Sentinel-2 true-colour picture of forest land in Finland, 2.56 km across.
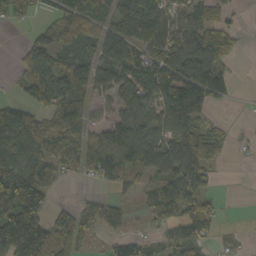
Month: October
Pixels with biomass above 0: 65%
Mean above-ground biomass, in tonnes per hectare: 64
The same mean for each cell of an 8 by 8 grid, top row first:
26 22 71 67 131 47 57 10
11 87 66 100 86 79 99 16
24 119 84 99 133 132 126 6
78 72 84 53 81 124 38 1
107 91 75 115 93 85 89 4
98 68 24 58 52 97 53 0
51 23 43 48 23 79 65 1
74 125 55 30 32 56 39 11
